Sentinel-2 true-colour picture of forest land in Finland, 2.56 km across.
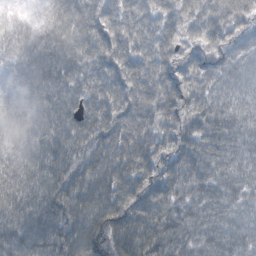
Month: October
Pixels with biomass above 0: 98%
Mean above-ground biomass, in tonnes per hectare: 71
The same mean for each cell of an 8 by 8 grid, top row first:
10 38 79 73 79 73 81 67
45 72 84 82 76 64 63 52
44 74 68 76 89 61 55 55
50 81 76 84 90 62 63 60
62 84 72 90 85 60 74 66
85 77 73 86 70 73 61 59
84 76 91 91 90 63 64 52
72 71 96 82 90 64 59 68
